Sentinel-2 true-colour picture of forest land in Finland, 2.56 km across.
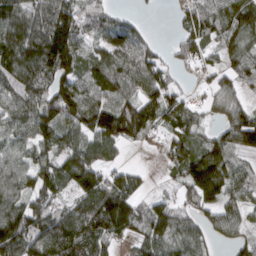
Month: March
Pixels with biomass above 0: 81%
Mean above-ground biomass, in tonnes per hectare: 92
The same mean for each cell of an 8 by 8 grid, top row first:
134 124 104 55 14 37 108 117
151 194 95 105 72 50 62 89
123 122 104 119 107 47 37 58
93 126 141 133 120 98 33 66
70 102 101 101 32 73 76 82
98 116 129 67 23 58 168 67
85 88 94 163 62 72 76 66
140 150 154 83 78 89 54 55
